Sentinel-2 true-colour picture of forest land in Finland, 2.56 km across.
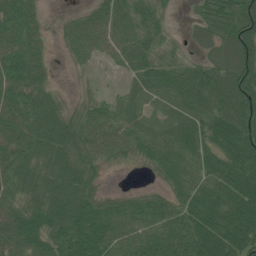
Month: July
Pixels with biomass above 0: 86%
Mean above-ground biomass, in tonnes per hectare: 63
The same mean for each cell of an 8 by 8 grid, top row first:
74 10 30 67 63 8 68 101
77 27 51 46 68 24 50 106
78 36 4 3 57 69 76 96
75 79 32 36 33 48 68 91
68 96 69 63 58 74 65 100
73 81 78 3 6 59 64 93
61 96 85 51 59 60 85 93
71 72 95 73 75 85 100 91
